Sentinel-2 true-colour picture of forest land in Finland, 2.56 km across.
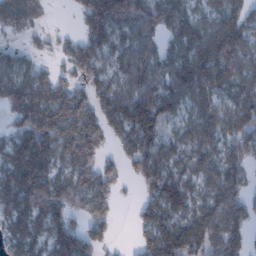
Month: January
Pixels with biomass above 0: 80%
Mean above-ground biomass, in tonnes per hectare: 78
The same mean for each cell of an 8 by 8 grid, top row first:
81 18 56 111 81 88 61 70
23 13 57 46 69 76 122 103
64 54 46 48 78 93 107 89
74 124 106 80 107 55 70 105
82 115 141 35 83 45 82 105
129 126 111 49 80 53 70 57
111 129 62 45 44 74 79 83
72 80 107 19 46 110 110 65
